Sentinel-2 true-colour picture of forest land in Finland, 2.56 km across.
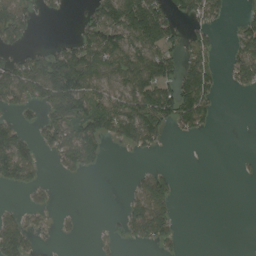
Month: August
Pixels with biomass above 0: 45%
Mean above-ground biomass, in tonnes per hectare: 57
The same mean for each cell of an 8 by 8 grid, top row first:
89 16 21 124 190 67 62 19
44 27 100 110 99 51 51 70
114 141 136 70 108 95 79 62
46 76 103 121 118 119 59 0
99 59 129 26 60 2 0 0
77 9 25 0 46 23 0 4
21 25 3 0 125 41 0 0
124 7 6 19 66 39 0 0
